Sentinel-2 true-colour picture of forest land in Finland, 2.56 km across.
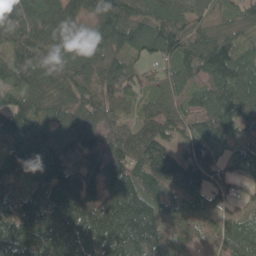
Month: May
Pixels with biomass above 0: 96%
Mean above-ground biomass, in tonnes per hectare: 111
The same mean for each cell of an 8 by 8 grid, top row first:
108 121 105 137 103 108 65 86
87 101 119 100 97 133 153 87
80 83 98 121 44 75 90 122
124 93 117 79 51 82 128 110
97 115 140 105 134 83 114 68
94 165 133 143 129 170 118 57
173 219 172 156 147 92 68 34
156 147 182 170 168 49 30 78
